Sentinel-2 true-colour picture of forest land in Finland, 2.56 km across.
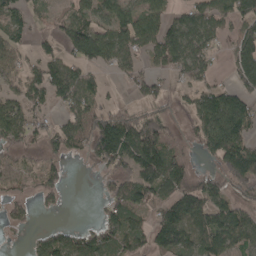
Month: April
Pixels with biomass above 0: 66%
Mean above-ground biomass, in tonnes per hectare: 76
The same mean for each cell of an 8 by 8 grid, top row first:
63 32 66 87 92 47 93 99
59 37 108 98 78 121 68 110
76 108 95 16 76 36 58 92
85 46 88 80 52 35 115 136
68 52 64 189 156 33 81 124
47 51 0 60 120 96 43 125
38 19 0 64 71 127 110 70
3 71 77 78 71 123 94 82
